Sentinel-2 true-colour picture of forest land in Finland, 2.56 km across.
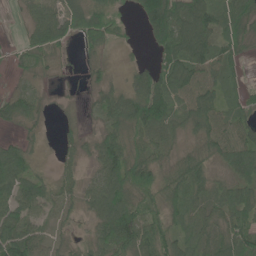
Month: June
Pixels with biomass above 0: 82%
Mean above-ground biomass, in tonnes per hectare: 58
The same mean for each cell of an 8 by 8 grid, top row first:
7 50 73 46 67 89 86 79
15 66 19 19 11 88 79 50
15 11 5 25 67 98 67 29
53 11 9 67 104 63 78 45
34 7 35 82 55 44 70 87
83 25 36 88 97 81 63 67
71 37 32 112 73 61 57 81
117 44 28 101 85 73 68 99
